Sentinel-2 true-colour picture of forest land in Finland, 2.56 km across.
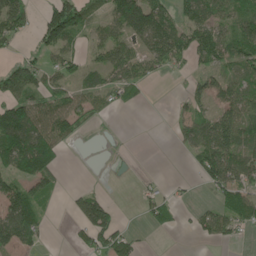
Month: May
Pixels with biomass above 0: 55%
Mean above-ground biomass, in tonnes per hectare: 58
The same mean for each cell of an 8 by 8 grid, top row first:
100 73 110 72 141 67 94 66
20 69 29 80 65 114 102 79
120 49 44 54 48 4 40 55
125 94 68 21 2 20 44 81
155 120 11 2 0 17 95 87
74 87 0 2 10 3 69 86
123 23 78 45 28 27 30 95
108 11 25 91 14 0 29 17
